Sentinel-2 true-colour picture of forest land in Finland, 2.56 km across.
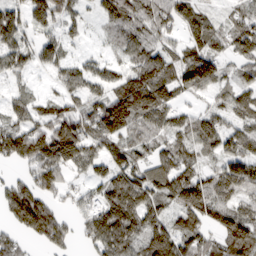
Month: March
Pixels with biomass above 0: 84%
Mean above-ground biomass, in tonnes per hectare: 89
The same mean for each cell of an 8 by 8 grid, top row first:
83 110 40 102 108 111 52 52
110 83 22 36 85 58 101 77
46 25 70 66 133 117 104 56
68 82 92 162 121 74 57 74
147 152 140 83 66 74 77 87
40 109 30 96 84 126 71 120
134 97 49 126 119 95 140 83
56 99 35 139 105 133 66 123
